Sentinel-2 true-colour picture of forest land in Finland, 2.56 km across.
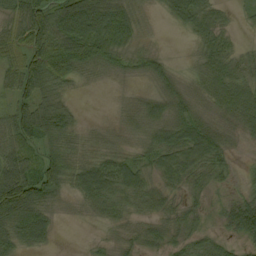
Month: September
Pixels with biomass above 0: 85%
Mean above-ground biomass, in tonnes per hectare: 48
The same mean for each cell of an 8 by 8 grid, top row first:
58 89 129 82 23 38 53 9
58 107 107 66 20 0 43 18
62 96 33 12 18 27 53 54
65 105 16 7 50 49 29 57
75 60 35 18 31 71 79 10
116 81 64 79 42 48 34 9
129 52 17 47 32 27 17 52
56 29 1 17 34 29 31 27
